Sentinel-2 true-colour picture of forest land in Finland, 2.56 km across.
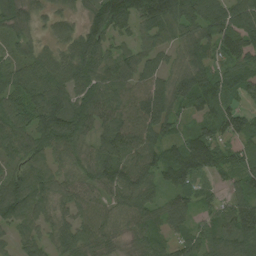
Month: August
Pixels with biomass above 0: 92%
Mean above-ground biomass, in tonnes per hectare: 80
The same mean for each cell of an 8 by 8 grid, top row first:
73 44 50 148 123 123 102 104
44 42 99 62 61 58 71 100
68 87 91 94 76 85 94 95
84 109 93 99 115 61 78 65
70 86 49 104 102 75 110 51
70 84 55 106 101 103 68 68
116 68 71 60 76 69 40 96
55 54 80 48 63 48 65 112
